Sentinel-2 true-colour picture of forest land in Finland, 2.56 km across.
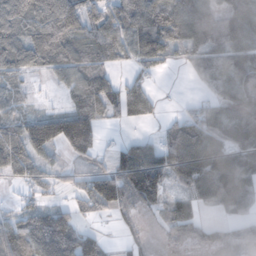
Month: November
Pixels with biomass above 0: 74%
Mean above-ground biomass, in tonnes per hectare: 78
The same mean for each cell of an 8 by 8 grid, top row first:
97 96 122 86 136 120 108 143
103 129 86 89 112 58 87 130
53 28 89 49 36 1 66 109
50 46 118 49 58 19 83 103
109 135 129 15 70 114 118 99
65 35 36 80 166 70 114 112
30 59 44 57 37 62 28 64
91 141 100 9 12 43 47 29
